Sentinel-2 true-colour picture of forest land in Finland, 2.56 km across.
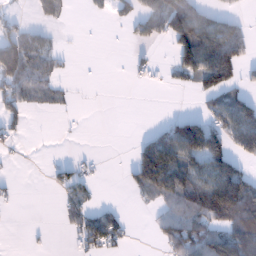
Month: January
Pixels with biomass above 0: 41%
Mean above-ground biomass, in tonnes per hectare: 46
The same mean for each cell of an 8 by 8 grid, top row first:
18 40 2 18 52 104 48 17
128 40 1 0 17 73 112 54
94 48 2 0 15 21 86 27
31 12 1 0 0 9 44 96
11 0 1 0 47 132 107 70
3 11 33 0 102 116 97 88
5 0 44 17 10 69 127 158
0 2 41 54 1 88 109 162
